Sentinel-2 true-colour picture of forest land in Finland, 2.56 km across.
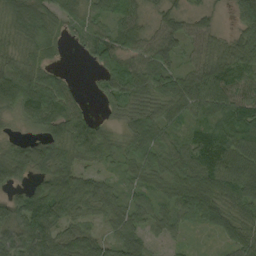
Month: September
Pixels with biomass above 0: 90%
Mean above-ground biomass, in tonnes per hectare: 59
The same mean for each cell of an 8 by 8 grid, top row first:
59 55 42 61 41 42 32 71
42 33 26 81 63 41 61 96
77 62 5 46 69 65 92 77
42 86 42 27 52 48 64 100
36 67 76 42 63 50 77 81
53 70 59 27 59 68 95 92
62 116 61 49 49 61 78 75
70 91 73 44 45 23 9 61
